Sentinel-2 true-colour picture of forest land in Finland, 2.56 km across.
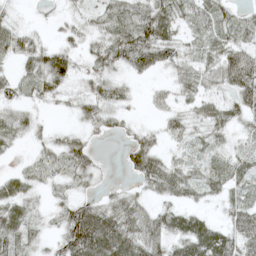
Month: May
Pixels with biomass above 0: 78%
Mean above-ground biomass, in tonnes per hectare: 35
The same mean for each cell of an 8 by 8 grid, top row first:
10 5 16 30 37 43 36 23
40 32 20 51 68 37 32 53
28 56 21 32 11 28 34 80
31 6 25 29 6 30 40 49
19 23 32 3 40 13 24 19
27 27 35 3 49 43 26 30
43 18 53 45 31 35 11 43
47 20 96 82 60 44 67 72
